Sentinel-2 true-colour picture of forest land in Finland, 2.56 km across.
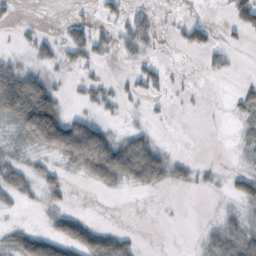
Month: October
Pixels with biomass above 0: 42%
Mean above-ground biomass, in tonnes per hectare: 29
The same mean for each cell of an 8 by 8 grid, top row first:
7 0 7 16 23 4 4 42
6 20 30 17 25 6 24 6
67 33 11 9 23 3 3 7
82 141 16 9 6 1 1 21
20 105 182 91 58 2 0 15
38 23 41 89 73 24 8 26
11 17 5 0 0 0 0 15
43 74 87 72 2 0 22 51
